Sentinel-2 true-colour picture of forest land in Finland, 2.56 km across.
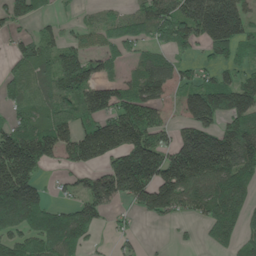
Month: May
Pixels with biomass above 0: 69%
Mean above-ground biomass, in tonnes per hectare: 114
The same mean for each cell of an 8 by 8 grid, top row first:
108 33 25 42 123 174 242 154
66 102 86 83 66 84 95 118
101 98 159 83 138 81 93 108
73 105 107 102 154 33 164 160
206 165 143 88 159 125 225 221
219 24 53 166 219 184 187 140
198 106 92 58 111 103 135 110
93 143 89 26 13 9 38 80
